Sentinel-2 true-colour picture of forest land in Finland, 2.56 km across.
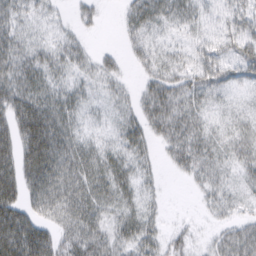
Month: March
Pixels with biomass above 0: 82%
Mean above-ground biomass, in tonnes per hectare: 31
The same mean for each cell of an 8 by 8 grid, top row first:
30 13 14 1 42 27 14 32
39 23 22 7 27 14 22 41
48 34 18 20 20 34 35 25
53 55 22 14 35 46 18 13
48 66 30 19 32 41 31 30
48 62 46 48 19 9 27 18
55 38 49 31 25 1 14 14
75 51 49 35 40 17 11 42
